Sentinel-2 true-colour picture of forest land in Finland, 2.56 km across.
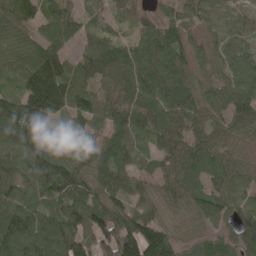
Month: May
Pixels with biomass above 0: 94%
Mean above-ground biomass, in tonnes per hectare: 93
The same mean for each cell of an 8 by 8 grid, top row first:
112 75 53 40 43 57 49 41
71 100 51 86 101 80 44 52
52 191 100 94 111 109 60 77
161 144 96 109 111 117 106 117
120 88 76 119 47 109 101 63
89 124 87 116 54 108 103 84
101 88 111 83 78 85 118 62
126 145 122 120 167 80 65 87
